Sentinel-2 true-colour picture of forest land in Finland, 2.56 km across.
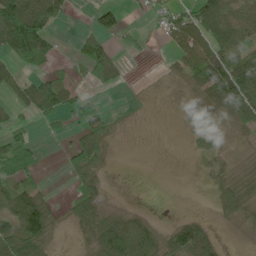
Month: June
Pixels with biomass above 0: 57%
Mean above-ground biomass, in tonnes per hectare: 40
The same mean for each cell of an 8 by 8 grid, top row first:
137 119 0 53 4 44 96 73
99 58 22 27 8 44 91 59
41 49 13 42 1 11 84 118
25 50 33 11 2 2 28 66
49 3 44 23 1 0 13 8
42 4 55 5 0 0 15 30
80 58 45 17 6 0 2 40
97 52 19 112 110 57 54 2
